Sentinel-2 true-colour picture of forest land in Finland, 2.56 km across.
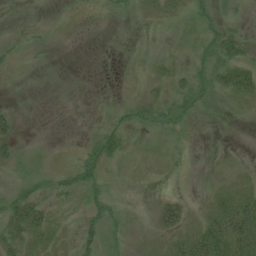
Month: July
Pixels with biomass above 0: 30%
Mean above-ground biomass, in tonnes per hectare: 13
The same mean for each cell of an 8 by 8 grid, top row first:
0 1 1 5 6 11 17 8
6 2 0 0 0 1 20 33
0 0 0 0 7 16 31 55
10 0 0 4 20 31 6 3
20 1 6 35 1 2 0 0
8 10 33 4 0 0 0 4
42 21 8 21 0 35 14 54
31 19 25 11 0 26 68 67
